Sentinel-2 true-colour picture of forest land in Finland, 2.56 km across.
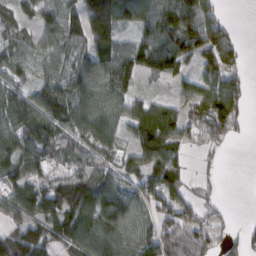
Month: February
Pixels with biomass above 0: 78%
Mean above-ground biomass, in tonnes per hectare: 81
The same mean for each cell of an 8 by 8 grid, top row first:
66 68 109 197 103 129 95 0
76 67 72 107 105 111 116 42
69 64 101 118 29 34 61 48
117 88 85 71 75 46 124 73
95 89 66 64 91 74 50 7
85 72 109 81 86 71 14 0
86 126 143 110 67 75 35 0
118 124 130 109 108 137 71 33
